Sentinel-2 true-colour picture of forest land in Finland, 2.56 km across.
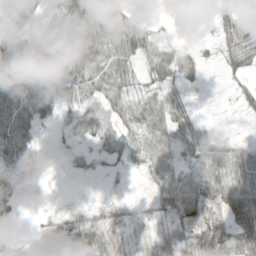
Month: May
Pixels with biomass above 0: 78%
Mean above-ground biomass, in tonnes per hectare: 40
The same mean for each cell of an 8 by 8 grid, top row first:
60 29 81 63 9 16 5 28
45 53 72 65 68 33 13 66
97 64 56 58 32 45 8 20
85 39 32 35 59 43 2 14
76 6 24 34 44 39 43 24
43 10 13 12 17 55 55 73
30 9 22 31 20 46 30 74
12 47 50 51 37 48 33 65
